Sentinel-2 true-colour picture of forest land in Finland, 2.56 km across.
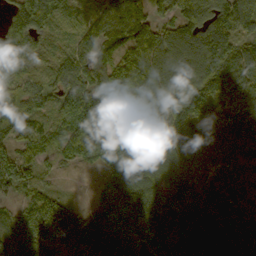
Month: October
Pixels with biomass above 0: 94%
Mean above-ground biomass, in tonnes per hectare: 124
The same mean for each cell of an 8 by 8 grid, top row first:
102 138 45 91 100 110 147 144
135 44 87 64 148 151 151 98
68 66 114 161 172 162 144 111
167 60 128 143 159 161 148 95
88 80 139 142 176 160 142 142
130 35 8 116 176 159 149 143
59 147 42 47 189 208 170 123
123 163 132 67 90 204 220 153
